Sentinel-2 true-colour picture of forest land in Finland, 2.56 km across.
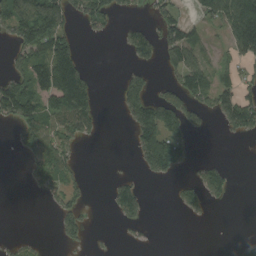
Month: August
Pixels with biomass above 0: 38%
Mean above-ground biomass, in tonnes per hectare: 66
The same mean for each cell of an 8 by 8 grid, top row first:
156 171 74 64 18 63 56 154
77 170 51 1 97 127 46 103
106 212 179 3 75 66 97 61
140 116 162 3 142 142 74 164
26 109 44 0 116 121 0 4
0 93 29 14 34 38 84 2
0 13 60 36 44 22 38 0
22 5 39 6 8 0 0 21
